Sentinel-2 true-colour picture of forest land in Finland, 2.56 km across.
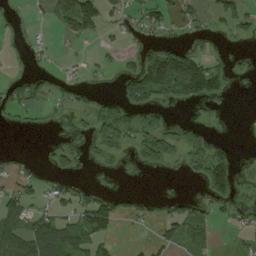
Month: August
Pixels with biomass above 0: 37%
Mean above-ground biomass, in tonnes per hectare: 39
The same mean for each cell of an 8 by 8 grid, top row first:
3 19 157 24 59 33 35 70
4 15 5 12 34 51 9 3
30 18 12 6 137 270 167 5
32 15 16 66 50 5 1 0
0 8 9 46 58 63 63 2
28 16 10 4 3 3 117 25
59 24 53 65 28 26 26 18
88 93 70 33 9 55 34 15
